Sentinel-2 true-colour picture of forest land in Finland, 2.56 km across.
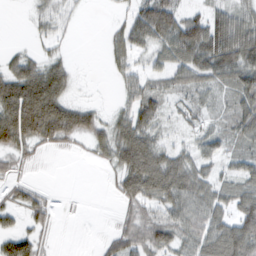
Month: February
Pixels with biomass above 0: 71%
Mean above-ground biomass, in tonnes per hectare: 45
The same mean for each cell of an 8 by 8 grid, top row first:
1 39 10 7 70 61 63 54
11 18 0 28 39 71 104 107
83 88 8 10 42 39 49 69
119 124 63 22 63 21 29 59
69 38 18 66 76 28 41 39
20 1 0 20 105 82 41 44
38 30 1 3 48 66 69 41
72 12 0 27 52 42 80 59
